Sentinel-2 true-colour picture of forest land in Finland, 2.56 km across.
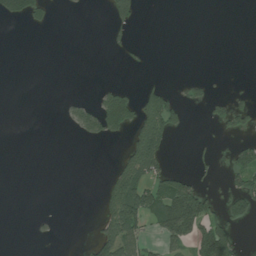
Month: July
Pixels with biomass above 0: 20%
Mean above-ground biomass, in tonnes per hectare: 30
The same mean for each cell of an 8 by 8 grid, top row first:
49 23 1 48 7 0 0 0
0 0 0 10 6 0 0 0
0 0 0 3 7 2 16 0
0 0 34 158 100 65 19 45
0 0 5 10 143 7 3 29
0 0 0 47 106 59 12 53
0 0 0 94 123 151 67 48
0 5 2 107 41 80 121 26
